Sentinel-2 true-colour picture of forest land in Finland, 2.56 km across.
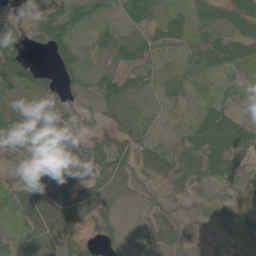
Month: June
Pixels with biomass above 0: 78%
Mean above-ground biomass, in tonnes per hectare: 37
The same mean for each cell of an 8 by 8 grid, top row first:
13 42 28 12 41 40 39 65
63 48 36 26 49 32 53 57
85 31 36 31 25 37 14 15
40 33 20 27 11 14 39 30
45 62 37 31 25 36 78 68
13 83 69 44 15 45 53 35
34 77 45 19 12 12 30 53
27 29 40 33 35 34 11 25
